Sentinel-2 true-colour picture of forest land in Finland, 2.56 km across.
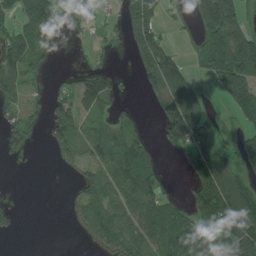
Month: July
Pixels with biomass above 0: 56%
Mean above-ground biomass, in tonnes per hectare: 81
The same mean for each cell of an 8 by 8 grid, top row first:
85 170 40 17 187 25 165 83
93 60 5 16 146 40 106 199
83 19 62 56 65 152 49 185
54 49 79 47 13 198 74 105
24 28 81 90 52 87 108 57
0 0 44 93 106 5 219 95
21 0 59 86 107 51 203 210
2 0 12 85 88 112 120 201
